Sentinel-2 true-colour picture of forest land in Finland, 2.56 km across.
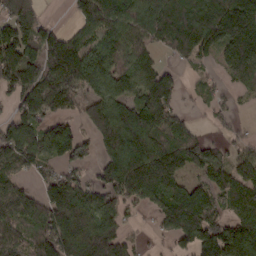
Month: March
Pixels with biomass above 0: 76%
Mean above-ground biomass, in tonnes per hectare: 119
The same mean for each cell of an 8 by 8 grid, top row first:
160 16 96 157 152 189 174 129
164 146 125 103 83 123 98 164
135 157 161 122 122 73 25 75
70 101 71 145 164 84 24 11
148 141 99 155 168 134 67 40
74 61 59 147 194 121 108 114
115 134 142 96 66 179 141 119
88 148 190 179 14 99 192 253
